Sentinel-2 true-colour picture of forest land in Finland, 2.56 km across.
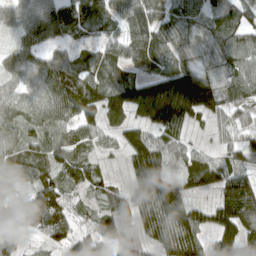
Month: April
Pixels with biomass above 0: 93%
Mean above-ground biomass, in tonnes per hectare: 89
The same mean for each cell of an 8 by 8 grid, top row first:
35 57 85 72 105 91 69 78
44 60 51 70 98 80 71 84
45 102 108 70 102 160 102 101
54 76 131 131 151 208 109 62
73 72 70 50 122 78 24 63
85 74 85 36 188 87 110 91
65 107 39 90 108 157 75 147
57 59 79 106 67 152 63 142
